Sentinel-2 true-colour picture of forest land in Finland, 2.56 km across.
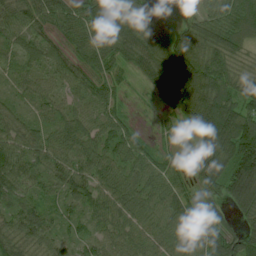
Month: July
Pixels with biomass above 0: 91%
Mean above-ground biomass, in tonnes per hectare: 69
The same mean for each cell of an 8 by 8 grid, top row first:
78 66 70 82 87 45 55 86
61 65 63 50 92 103 84 54
47 56 67 33 34 119 110 60
44 55 65 52 2 58 120 92
73 70 89 75 30 12 83 128
86 70 82 81 77 43 77 122
69 49 66 86 81 86 33 58
80 59 52 68 81 80 72 64
